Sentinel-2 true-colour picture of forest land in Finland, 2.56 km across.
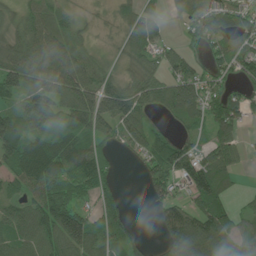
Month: June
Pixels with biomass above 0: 78%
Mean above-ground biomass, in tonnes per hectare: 81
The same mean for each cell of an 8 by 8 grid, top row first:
49 77 27 28 66 28 81 67
96 103 55 16 82 33 47 71
109 106 123 69 91 92 55 43
118 138 142 137 63 69 71 71
146 121 100 55 72 77 57 40
96 162 151 48 44 102 136 22
80 152 88 76 5 88 93 25
84 94 149 80 27 108 135 67
